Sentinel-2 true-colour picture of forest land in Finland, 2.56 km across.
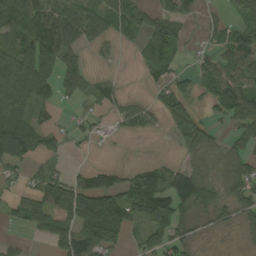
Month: September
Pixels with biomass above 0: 63%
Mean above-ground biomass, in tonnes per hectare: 62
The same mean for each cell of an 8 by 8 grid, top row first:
114 81 70 82 62 61 6 40
78 116 32 16 58 52 16 75
180 129 87 20 18 50 67 73
113 29 17 26 37 84 30 87
132 51 17 20 0 37 56 54
26 52 34 41 62 71 49 80
38 91 131 207 106 86 48 55
10 35 116 123 56 64 8 12
